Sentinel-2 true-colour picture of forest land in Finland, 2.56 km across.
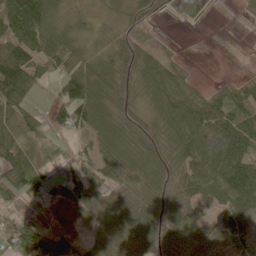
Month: June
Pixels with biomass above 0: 81%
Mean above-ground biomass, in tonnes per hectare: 71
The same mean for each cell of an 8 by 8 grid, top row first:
137 110 36 26 66 8 5 7
102 71 82 90 72 4 0 0
120 26 98 108 101 92 7 29
64 28 88 78 68 118 125 68
97 34 26 65 108 87 178 118
103 35 87 109 100 89 115 181
27 17 43 91 91 68 41 117
65 54 26 81 124 43 34 30
